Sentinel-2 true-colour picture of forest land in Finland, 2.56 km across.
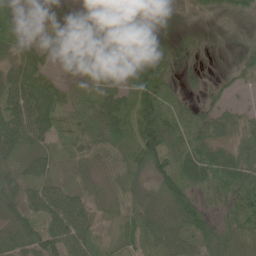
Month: June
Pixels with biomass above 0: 80%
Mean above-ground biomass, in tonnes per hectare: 41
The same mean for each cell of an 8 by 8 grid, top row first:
24 1 8 24 28 5 12 18
35 23 21 46 60 13 5 13
53 36 31 26 82 23 21 15
64 62 50 68 77 46 41 22
48 28 34 45 75 58 67 39
41 36 34 30 38 66 62 62
43 56 48 35 58 79 34 57
48 63 53 21 40 58 59 27
